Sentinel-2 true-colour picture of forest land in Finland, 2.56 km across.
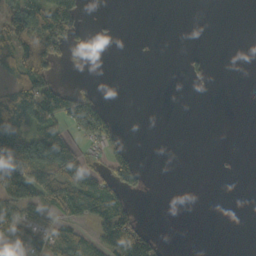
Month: October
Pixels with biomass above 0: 34%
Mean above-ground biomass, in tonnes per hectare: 34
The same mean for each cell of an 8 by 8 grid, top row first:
98 118 59 3 0 0 0 0
65 66 18 0 1 0 2 0
56 79 3 0 0 0 12 0
85 81 87 15 0 0 0 0
132 158 34 34 0 0 0 0
130 92 94 73 24 0 0 0
94 45 57 74 1 0 0 0
45 53 43 76 73 0 0 0
